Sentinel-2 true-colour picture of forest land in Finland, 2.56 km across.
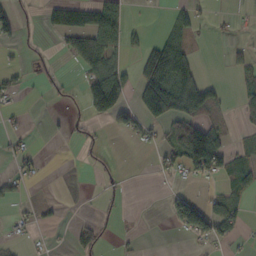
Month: October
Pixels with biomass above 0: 31%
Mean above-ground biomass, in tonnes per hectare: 33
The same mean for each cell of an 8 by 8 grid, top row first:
30 35 68 68 1 29 7 4
12 6 57 55 38 93 1 16
20 15 24 110 102 153 24 19
10 3 12 92 81 127 55 20
13 1 12 1 17 63 128 12
30 3 1 11 0 22 57 40
12 10 1 10 0 61 61 29
8 4 39 8 2 3 48 16
